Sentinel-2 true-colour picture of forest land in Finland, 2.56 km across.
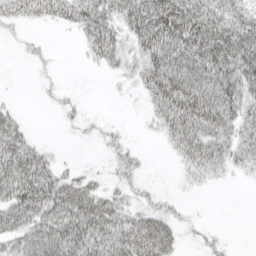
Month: April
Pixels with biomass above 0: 63%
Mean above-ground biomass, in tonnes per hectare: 43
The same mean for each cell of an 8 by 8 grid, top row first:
34 37 59 48 81 98 76 66
6 9 12 51 50 88 96 88
0 7 1 6 42 86 80 79
20 2 15 1 10 74 86 53
71 11 3 22 4 31 60 45
83 63 32 20 13 6 20 10
84 77 87 57 33 17 1 0
50 79 85 68 86 34 14 1
